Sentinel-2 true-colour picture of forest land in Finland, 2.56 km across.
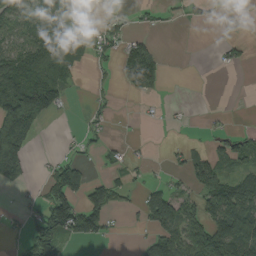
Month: September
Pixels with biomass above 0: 41%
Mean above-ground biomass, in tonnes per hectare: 51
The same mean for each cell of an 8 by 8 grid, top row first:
73 89 19 23 11 8 15 11
79 91 37 40 63 0 0 25
142 98 14 17 80 0 0 0
215 98 3 17 3 6 5 0
214 0 21 14 4 5 22 58
101 39 73 27 8 16 101 58
12 105 85 59 63 76 67 111
15 143 55 14 29 92 140 154
